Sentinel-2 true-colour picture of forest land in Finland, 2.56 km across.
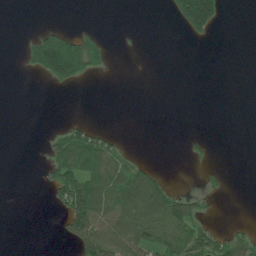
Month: July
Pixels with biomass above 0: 26%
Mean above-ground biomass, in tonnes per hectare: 35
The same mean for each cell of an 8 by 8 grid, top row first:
0 0 0 0 0 76 202 0
4 189 135 22 1 0 1 0
0 57 63 1 0 0 0 0
0 0 0 0 0 0 0 0
0 31 104 40 0 0 15 0
0 43 117 94 77 1 20 0
0 11 145 92 130 100 13 0
0 0 89 84 83 87 67 49
